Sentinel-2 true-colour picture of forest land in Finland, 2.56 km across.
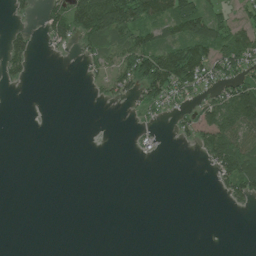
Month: July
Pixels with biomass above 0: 34%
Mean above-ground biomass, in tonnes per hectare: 35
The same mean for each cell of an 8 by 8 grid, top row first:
15 49 125 176 103 119 72 29
54 13 31 66 95 90 93 97
20 0 4 50 110 133 56 67
0 0 0 0 29 26 63 145
0 0 0 0 10 7 71 103
0 0 0 0 0 0 5 122
0 0 0 0 0 0 0 13
0 0 0 0 0 0 0 0
